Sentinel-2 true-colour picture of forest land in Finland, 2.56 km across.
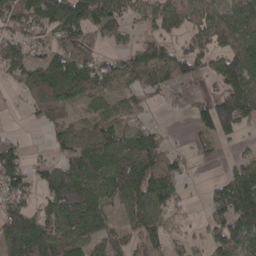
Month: April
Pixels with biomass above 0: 71%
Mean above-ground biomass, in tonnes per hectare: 79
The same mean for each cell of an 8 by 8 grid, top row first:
94 141 143 110 53 66 68 82
91 60 110 30 70 53 73 84
51 103 105 95 81 69 44 112
3 73 45 63 37 7 77 132
35 27 84 113 97 10 31 25
97 72 144 122 168 67 4 96
75 84 169 60 118 39 46 159
127 101 96 82 80 28 55 87
